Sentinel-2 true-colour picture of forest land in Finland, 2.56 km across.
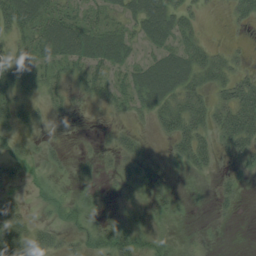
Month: August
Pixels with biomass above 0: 56%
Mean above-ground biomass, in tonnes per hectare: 26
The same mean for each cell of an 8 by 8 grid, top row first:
54 48 38 24 53 42 4 22
23 43 56 55 21 39 25 9
27 25 27 30 50 59 33 36
27 11 3 12 23 49 38 58
21 11 3 20 12 26 26 40
20 13 13 16 15 3 10 18
27 16 24 5 10 10 4 11
50 29 28 62 31 11 5 0
